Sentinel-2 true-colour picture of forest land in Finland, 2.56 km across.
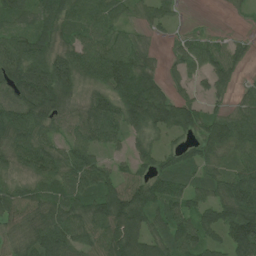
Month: July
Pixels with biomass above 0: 87%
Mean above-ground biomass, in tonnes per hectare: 72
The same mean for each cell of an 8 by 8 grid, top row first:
63 62 80 71 35 27 1 6
87 72 75 87 42 27 61 32
95 114 75 120 113 36 52 26
93 81 51 93 136 102 45 56
84 64 72 52 54 31 86 80
44 76 88 64 58 81 50 81
72 80 77 138 112 74 77 120
54 106 74 109 101 77 60 123
